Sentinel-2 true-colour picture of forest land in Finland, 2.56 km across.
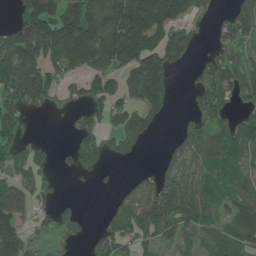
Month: June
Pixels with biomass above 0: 65%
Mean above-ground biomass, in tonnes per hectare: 85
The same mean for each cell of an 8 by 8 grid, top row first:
50 188 199 164 233 121 29 128
161 160 200 233 178 94 24 59
172 132 75 88 163 20 90 88
97 26 36 81 75 10 87 47
59 18 59 44 30 48 84 92
63 28 19 7 36 74 71 66
104 36 28 35 117 118 83 94
128 27 37 82 58 67 53 83
